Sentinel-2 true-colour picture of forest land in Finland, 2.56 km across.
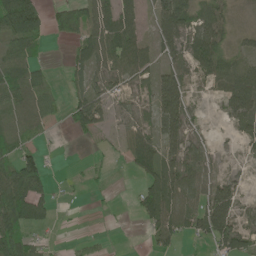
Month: June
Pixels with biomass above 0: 66%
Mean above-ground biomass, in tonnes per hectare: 48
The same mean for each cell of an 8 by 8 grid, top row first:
122 50 67 79 30 96 60 7
52 12 45 93 55 58 95 22
67 32 25 59 40 76 50 80
53 38 75 35 31 103 9 70
45 6 5 11 81 57 21 22
101 44 6 7 48 77 52 16
100 40 3 5 59 82 90 41
88 12 10 3 10 53 48 75
